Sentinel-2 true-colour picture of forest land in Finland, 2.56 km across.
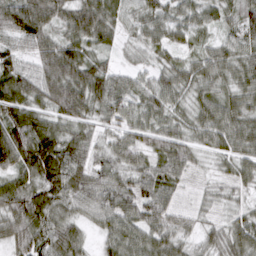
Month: March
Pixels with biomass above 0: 94%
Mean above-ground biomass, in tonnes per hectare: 64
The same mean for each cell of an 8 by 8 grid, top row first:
116 98 96 64 51 46 39 61
49 70 78 33 40 45 36 50
85 90 105 74 36 63 57 53
95 75 86 67 63 44 61 64
120 109 70 50 64 73 45 60
72 104 83 69 68 53 18 44
84 88 56 69 72 35 24 28
73 81 52 51 60 57 41 64
